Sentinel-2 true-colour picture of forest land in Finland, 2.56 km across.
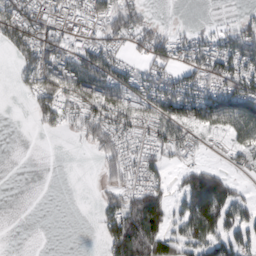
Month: February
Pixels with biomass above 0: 59%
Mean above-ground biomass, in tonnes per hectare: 56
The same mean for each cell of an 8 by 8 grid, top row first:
104 50 39 96 38 0 2 20
93 93 57 51 49 54 61 93
22 105 129 99 58 58 74 92
0 70 64 90 66 89 95 99
0 0 17 60 33 83 14 61
0 0 0 52 59 24 132 17
0 0 0 62 122 38 185 67
0 0 0 97 127 64 81 57
